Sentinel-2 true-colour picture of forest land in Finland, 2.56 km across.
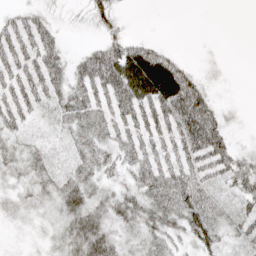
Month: April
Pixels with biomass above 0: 78%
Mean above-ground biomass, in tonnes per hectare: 36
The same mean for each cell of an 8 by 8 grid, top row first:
26 20 10 38 0 0 0 0
51 44 11 54 46 6 1 0
46 54 44 66 94 90 13 0
40 24 49 47 47 75 58 5
24 13 34 40 42 48 85 10
25 24 38 26 46 49 42 42
19 22 60 45 48 59 58 33
4 17 65 53 37 27 51 32
